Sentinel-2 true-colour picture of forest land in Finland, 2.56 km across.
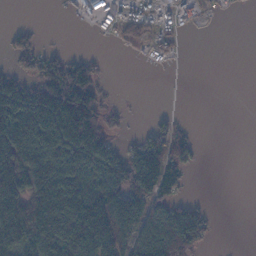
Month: November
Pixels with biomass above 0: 53%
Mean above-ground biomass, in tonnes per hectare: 79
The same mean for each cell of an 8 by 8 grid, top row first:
0 0 30 69 75 58 18 2
50 22 5 8 30 32 0 0
71 130 146 8 0 3 0 0
174 191 210 35 3 16 0 0
198 180 199 56 85 138 2 0
174 182 126 146 192 95 0 0
169 198 173 186 133 83 18 0
158 156 177 147 87 169 34 0
